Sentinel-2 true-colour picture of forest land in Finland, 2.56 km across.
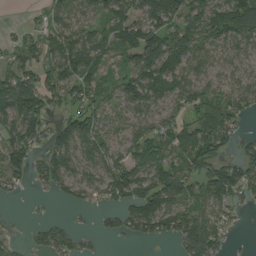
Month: August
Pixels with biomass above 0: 73%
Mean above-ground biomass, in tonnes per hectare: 73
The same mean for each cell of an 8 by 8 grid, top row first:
0 44 62 77 92 124 120 120
38 66 96 46 159 121 73 73
86 65 104 36 117 94 62 56
107 63 69 52 77 56 107 57
93 56 108 60 87 95 102 52
69 75 75 118 99 111 102 93
1 4 29 43 123 100 71 28
18 74 37 16 42 64 127 4
